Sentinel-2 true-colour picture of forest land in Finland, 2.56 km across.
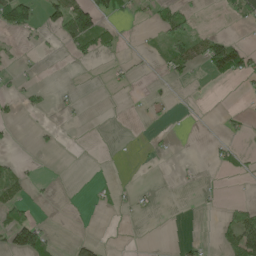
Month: May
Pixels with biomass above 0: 19%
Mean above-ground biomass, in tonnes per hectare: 16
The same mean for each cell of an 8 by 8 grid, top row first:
94 40 94 27 8 46 1 27
8 6 31 19 4 44 59 51
9 0 1 8 3 23 14 21
13 8 4 0 3 3 0 8
4 7 0 1 2 3 4 7
29 2 0 1 0 3 3 8
66 2 1 6 7 0 2 21
69 34 21 0 1 4 6 66
